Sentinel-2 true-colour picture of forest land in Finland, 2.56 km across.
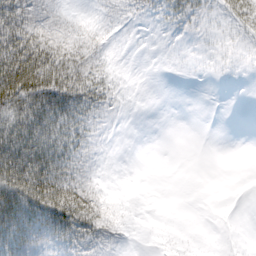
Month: March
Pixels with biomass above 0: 55%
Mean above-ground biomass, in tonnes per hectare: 27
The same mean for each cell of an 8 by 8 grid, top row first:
68 31 8 14 12 25 13 39
98 64 32 5 1 4 5 5
123 97 58 15 0 0 1 1
71 68 41 12 0 0 0 0
77 58 32 3 0 0 0 0
95 78 31 1 0 0 0 0
85 89 69 17 0 0 0 0
61 31 35 19 0 3 0 1
